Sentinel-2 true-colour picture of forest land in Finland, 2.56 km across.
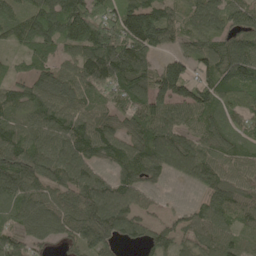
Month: May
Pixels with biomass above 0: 88%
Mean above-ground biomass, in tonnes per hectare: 92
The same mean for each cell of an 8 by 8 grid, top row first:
73 133 136 102 158 63 96 77
38 70 104 146 133 43 71 112
56 92 103 122 106 197 84 113
82 118 91 65 106 109 113 70
103 100 121 108 116 125 89 68
116 95 105 59 91 45 94 77
74 84 102 125 49 23 89 95
87 59 79 70 72 66 93 58
